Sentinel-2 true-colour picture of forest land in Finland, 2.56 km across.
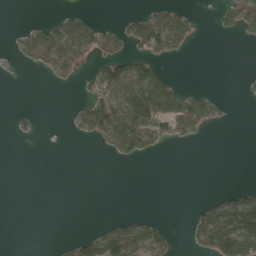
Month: May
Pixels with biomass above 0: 28%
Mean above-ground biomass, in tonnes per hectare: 40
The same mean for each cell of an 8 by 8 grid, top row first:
0 7 33 2 65 85 3 67
24 123 112 52 73 60 0 2
2 12 28 102 142 32 0 4
8 0 39 132 182 146 80 0
2 0 4 67 99 26 2 0
0 0 0 0 0 0 0 0
0 0 0 0 0 0 52 135
0 0 41 107 102 16 106 195
